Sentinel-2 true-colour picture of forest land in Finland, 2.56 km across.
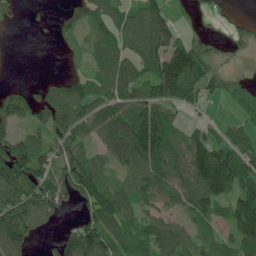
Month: June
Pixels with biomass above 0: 72%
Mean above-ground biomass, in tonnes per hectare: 94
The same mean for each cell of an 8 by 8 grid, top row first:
15 9 82 92 107 46 24 17
0 2 23 98 120 146 47 32
4 21 64 113 107 234 101 42
112 110 94 107 159 52 14 57
118 92 100 98 202 102 132 103
183 125 186 59 111 95 213 156
167 126 49 147 64 59 101 131
157 16 142 105 104 107 65 124
